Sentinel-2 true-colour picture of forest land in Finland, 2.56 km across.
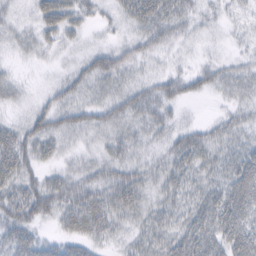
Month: February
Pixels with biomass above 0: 82%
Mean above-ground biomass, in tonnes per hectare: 28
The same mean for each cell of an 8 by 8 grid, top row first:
14 49 30 16 50 35 12 12
16 19 13 30 31 16 7 7
13 4 30 34 21 31 26 29
8 36 31 39 37 11 2 20
48 30 11 28 19 31 36 25
43 22 30 34 30 30 25 46
48 40 55 44 28 27 40 47
35 14 33 20 25 31 45 48
